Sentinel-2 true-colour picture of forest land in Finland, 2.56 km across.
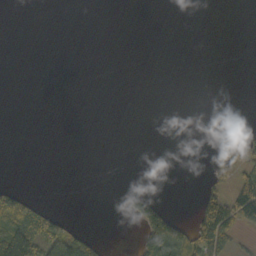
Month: October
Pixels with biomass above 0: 14%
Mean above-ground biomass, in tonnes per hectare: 13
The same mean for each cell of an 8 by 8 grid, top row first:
0 0 0 0 0 0 0 0
0 0 0 0 0 0 0 0
0 0 0 0 0 0 0 0
0 0 0 0 0 0 0 0
0 0 0 0 0 0 0 45
0 0 0 0 0 0 11 43
54 14 0 0 74 6 73 73
90 72 64 2 57 85 78 15
